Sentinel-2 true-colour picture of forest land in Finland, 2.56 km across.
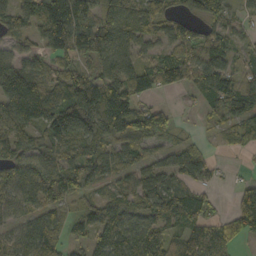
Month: October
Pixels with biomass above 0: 80%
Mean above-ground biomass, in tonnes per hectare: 79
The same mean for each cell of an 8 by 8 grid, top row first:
101 147 150 59 57 51 79 34
51 77 103 98 48 77 77 41
133 66 120 116 86 69 104 80
101 98 178 156 101 25 38 102
71 75 108 79 63 45 18 40
82 104 82 52 83 72 40 10
64 74 42 101 105 113 51 95
55 100 32 104 98 65 76 41
